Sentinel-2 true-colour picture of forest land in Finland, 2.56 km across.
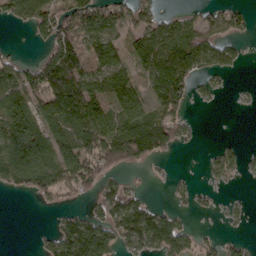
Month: March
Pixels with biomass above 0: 58%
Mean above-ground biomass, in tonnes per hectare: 74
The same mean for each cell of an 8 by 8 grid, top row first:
66 102 111 85 71 45 45 47
5 59 106 108 138 115 83 24
84 153 126 134 78 112 37 3
125 104 149 91 105 72 3 3
155 99 111 158 155 57 3 18
89 107 118 40 4 11 19 25
0 15 26 99 83 34 14 20
0 46 200 98 131 135 28 26
